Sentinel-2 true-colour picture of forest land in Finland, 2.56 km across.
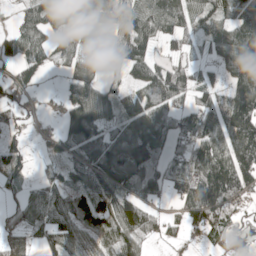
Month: May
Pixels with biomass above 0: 76%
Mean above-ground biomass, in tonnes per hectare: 75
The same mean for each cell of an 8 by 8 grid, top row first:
25 74 72 65 80 94 83 98
62 50 78 71 65 49 50 119
48 6 97 27 67 94 28 101
29 9 144 85 99 63 91 165
52 30 103 94 153 58 112 145
75 44 80 127 116 75 156 141
51 77 84 81 60 26 152 38
69 65 75 73 56 21 32 14
